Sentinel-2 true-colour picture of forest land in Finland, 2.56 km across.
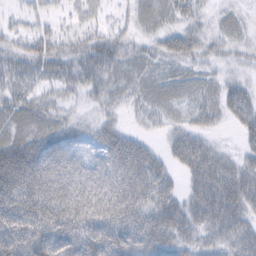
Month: February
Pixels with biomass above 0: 83%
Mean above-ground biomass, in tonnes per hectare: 42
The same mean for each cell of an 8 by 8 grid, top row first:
14 23 30 15 26 29 15 18
26 41 34 40 21 43 25 19
26 27 31 30 27 29 22 23
38 31 15 18 20 20 32 51
57 56 31 58 31 41 29 17
94 75 58 63 69 24 65 50
72 82 76 77 59 52 59 54
68 76 70 76 74 49 31 45
